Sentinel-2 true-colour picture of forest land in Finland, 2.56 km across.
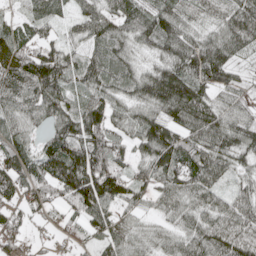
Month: May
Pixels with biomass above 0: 91%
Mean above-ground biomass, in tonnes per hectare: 79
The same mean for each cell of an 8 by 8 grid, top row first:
31 61 57 74 83 92 43 103
81 70 50 88 45 90 104 77
104 135 76 82 87 128 97 38
75 76 94 76 73 105 96 54
81 72 127 88 71 105 95 98
108 115 161 133 55 94 81 47
60 60 86 61 39 57 66 61
53 23 38 64 48 55 88 88
